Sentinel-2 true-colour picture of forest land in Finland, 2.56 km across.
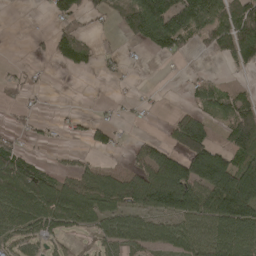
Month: April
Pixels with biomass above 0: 53%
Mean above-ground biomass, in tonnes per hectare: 63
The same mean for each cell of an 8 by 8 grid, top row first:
0 25 53 28 142 139 102 103
0 36 91 5 33 57 36 124
24 3 0 12 0 3 30 8
21 4 9 10 9 19 54 104
37 12 11 40 38 63 99 107
141 64 63 56 84 173 178 175
88 82 78 78 92 152 148 189
54 40 10 63 71 74 72 91
